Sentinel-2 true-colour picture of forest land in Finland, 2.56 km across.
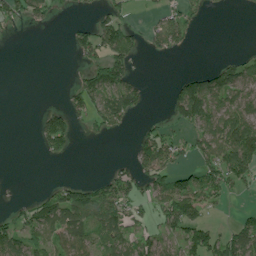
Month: July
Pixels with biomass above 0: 44%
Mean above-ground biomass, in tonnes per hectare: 47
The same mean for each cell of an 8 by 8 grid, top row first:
39 32 7 54 10 49 13 3
0 0 41 104 26 42 0 3
0 0 30 117 16 25 88 81
0 21 35 90 20 63 107 91
0 38 6 3 56 48 76 155
1 1 1 43 66 63 70 95
21 75 109 105 30 100 44 9
78 67 98 53 49 50 84 87
